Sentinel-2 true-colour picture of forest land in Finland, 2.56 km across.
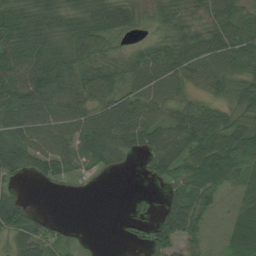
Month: August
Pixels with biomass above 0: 79%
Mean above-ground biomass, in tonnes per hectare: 50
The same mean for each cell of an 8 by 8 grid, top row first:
81 65 58 77 29 48 48 61
76 65 62 34 32 60 67 77
76 82 61 59 58 48 42 49
62 68 60 69 42 46 49 54
58 64 54 69 63 73 75 73
33 36 17 10 16 49 74 44
54 3 0 0 0 89 48 38
45 50 14 2 50 68 15 49
